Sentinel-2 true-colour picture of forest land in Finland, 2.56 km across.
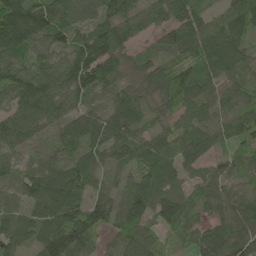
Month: May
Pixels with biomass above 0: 92%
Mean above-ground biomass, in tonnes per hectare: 80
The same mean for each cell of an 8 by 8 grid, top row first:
194 141 80 86 80 98 45 81
107 77 126 131 25 66 107 71
119 113 150 98 56 88 83 52
98 111 67 76 57 68 63 60
84 31 85 92 68 78 53 58
54 74 89 28 72 48 51 58
49 82 110 80 81 85 43 99
59 100 105 31 73 28 85 102
